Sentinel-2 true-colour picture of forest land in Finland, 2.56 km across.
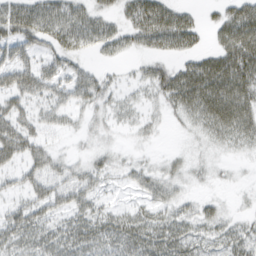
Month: March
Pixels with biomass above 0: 68%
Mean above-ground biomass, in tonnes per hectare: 29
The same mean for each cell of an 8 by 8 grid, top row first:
43 42 32 19 55 41 9 49
41 26 25 23 20 34 19 59
51 36 32 12 20 55 67 62
39 24 18 18 15 23 50 62
52 18 6 8 6 3 16 28
19 31 26 17 23 21 12 3
24 29 31 15 18 27 21 7
34 32 39 40 43 46 27 35
